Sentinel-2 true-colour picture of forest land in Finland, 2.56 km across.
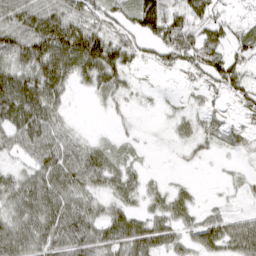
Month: April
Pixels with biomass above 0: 77%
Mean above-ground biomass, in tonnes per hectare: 57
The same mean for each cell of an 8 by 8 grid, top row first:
85 93 74 55 105 43 86 12
86 121 131 89 48 98 94 45
103 110 50 68 6 10 63 63
112 82 2 16 7 15 28 30
50 75 41 22 10 18 30 22
40 85 82 55 27 6 2 17
65 83 70 42 31 51 17 13
88 85 91 81 97 51 71 103
